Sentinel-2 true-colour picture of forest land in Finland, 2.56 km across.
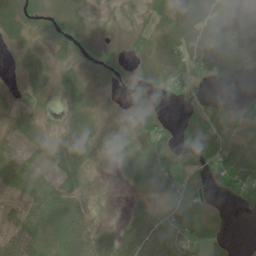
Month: June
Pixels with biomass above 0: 59%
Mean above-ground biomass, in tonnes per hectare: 24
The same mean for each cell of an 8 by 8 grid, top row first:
24 19 18 6 9 39 65 11
7 7 14 10 20 55 68 38
3 16 28 10 9 46 15 4
9 4 27 1 16 2 16 21
23 26 39 8 25 11 34 60
43 22 30 2 47 31 7 61
30 30 20 1 13 43 9 6
55 35 28 28 49 36 13 0
